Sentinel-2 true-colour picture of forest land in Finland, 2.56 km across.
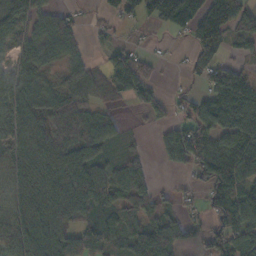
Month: October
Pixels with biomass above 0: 75%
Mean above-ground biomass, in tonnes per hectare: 82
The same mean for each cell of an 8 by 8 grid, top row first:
93 84 18 36 58 107 134 100
83 100 44 44 19 11 132 42
91 43 66 106 90 6 66 86
107 105 94 28 45 32 102 139
84 124 134 46 11 109 112 111
73 103 134 69 63 12 110 119
78 100 130 90 78 33 65 117
101 107 120 75 161 84 99 102
